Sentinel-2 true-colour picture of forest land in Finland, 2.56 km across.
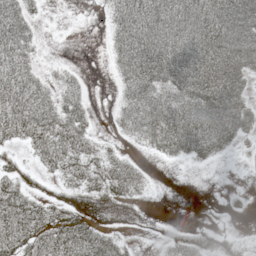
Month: May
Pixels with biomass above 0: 67%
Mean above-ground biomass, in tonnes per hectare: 40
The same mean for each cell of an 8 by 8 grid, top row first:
55 4 0 32 61 58 65 61
61 2 0 31 83 70 73 69
66 22 17 11 53 60 82 47
71 55 40 12 50 66 74 57
29 65 54 12 25 66 62 19
39 21 40 46 22 0 0 1
64 37 57 51 15 0 4 7
66 58 70 34 4 29 31 16
